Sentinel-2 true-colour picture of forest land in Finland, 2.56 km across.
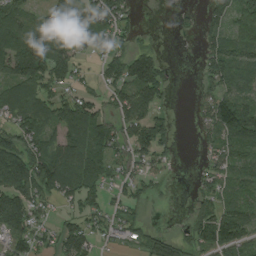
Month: August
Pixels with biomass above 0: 72%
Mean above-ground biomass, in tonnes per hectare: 80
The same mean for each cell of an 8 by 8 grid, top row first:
87 68 113 114 6 13 48 89
112 140 95 60 37 1 55 76
105 117 48 80 156 20 63 85
85 89 123 72 102 15 74 155
108 103 112 112 118 34 44 97
186 160 127 56 57 4 51 68
150 45 82 48 39 3 83 90
83 43 113 42 68 73 105 100
